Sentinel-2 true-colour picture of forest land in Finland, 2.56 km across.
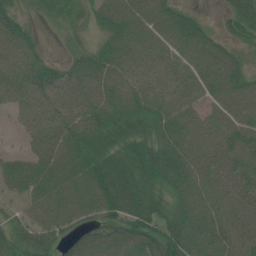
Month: July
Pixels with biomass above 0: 92%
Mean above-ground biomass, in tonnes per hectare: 62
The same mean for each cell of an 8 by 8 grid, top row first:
44 19 28 60 67 58 12 63
63 14 27 56 63 66 62 28
60 72 63 65 58 68 82 54
32 62 66 75 59 77 46 71
7 68 84 58 56 85 67 90
75 77 92 61 55 83 69 80
27 79 85 58 52 53 79 77
54 67 62 75 94 87 86 72
